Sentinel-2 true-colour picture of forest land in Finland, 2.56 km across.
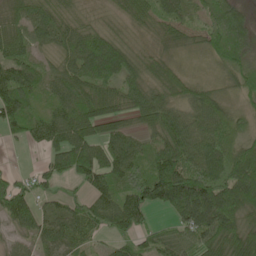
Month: May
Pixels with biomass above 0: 88%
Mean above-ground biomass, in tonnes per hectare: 75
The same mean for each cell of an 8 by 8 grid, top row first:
63 72 36 28 63 55 76 84
79 36 82 93 27 32 55 118
111 50 88 75 78 66 25 74
109 60 98 75 87 67 90 51
19 80 108 89 42 103 89 80
31 58 87 92 85 145 116 131
94 35 53 106 95 100 160 100
33 64 57 36 44 62 83 97
